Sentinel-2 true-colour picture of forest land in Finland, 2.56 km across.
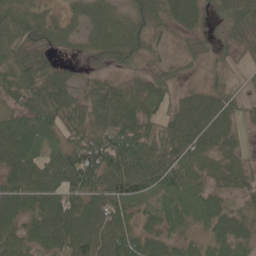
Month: June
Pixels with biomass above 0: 89%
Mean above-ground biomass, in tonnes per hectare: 54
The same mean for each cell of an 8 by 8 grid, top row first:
59 31 38 47 49 69 38 71
57 41 25 68 36 10 19 27
56 65 29 30 34 28 19 14
43 64 51 81 56 50 83 39
90 49 73 108 78 76 57 26
61 73 90 86 87 72 30 37
69 75 71 73 31 66 61 26
69 74 84 73 60 41 42 53
